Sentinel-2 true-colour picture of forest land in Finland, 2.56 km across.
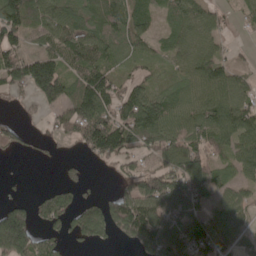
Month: May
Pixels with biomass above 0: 72%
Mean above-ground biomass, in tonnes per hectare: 80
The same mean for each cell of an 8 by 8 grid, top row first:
151 87 86 94 59 62 55 20
90 65 108 72 43 59 56 10
111 213 89 68 44 38 100 43
10 42 136 105 150 76 102 102
50 19 72 172 81 102 94 89
2 0 23 19 106 139 83 51
90 81 62 100 138 80 54 79
252 52 51 37 111 133 130 37
